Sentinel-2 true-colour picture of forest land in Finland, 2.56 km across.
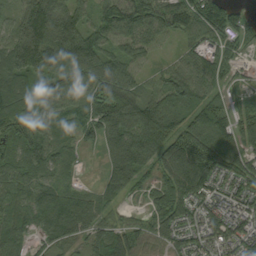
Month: September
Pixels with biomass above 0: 90%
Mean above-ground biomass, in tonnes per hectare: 95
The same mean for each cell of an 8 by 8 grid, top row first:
81 185 76 103 137 136 180 71
123 169 148 63 60 21 80 83
100 81 101 138 39 97 86 42
121 72 76 156 140 93 118 69
104 89 45 70 117 133 130 103
84 65 16 105 64 139 143 108
104 124 94 53 42 121 96 86
76 66 64 70 64 71 69 102
